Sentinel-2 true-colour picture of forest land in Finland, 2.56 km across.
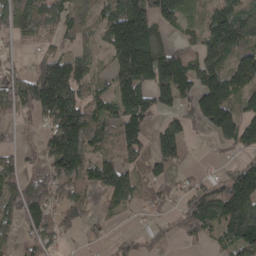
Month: April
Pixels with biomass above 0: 71%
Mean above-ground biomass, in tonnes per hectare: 119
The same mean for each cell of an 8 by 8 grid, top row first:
108 130 81 135 206 119 107 160
18 49 58 139 251 84 149 128
123 253 159 101 186 245 151 184
87 175 193 136 165 91 192 158
37 127 207 98 99 145 10 129
104 149 158 149 67 39 53 166
130 139 95 47 38 49 170 184
58 104 24 36 41 38 61 171
